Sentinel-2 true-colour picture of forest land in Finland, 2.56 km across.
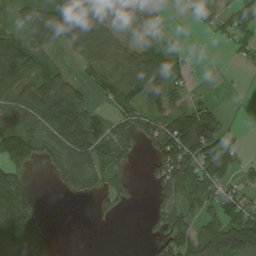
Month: August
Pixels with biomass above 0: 65%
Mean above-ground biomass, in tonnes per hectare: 65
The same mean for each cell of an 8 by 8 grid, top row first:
45 92 171 38 61 4 35 64
80 72 102 94 57 30 1 47
84 116 46 108 105 45 2 2
77 114 113 57 78 82 78 1
134 68 118 97 37 160 109 24
65 16 101 63 16 111 69 37
115 0 1 47 8 69 56 92
99 29 0 0 10 71 88 156
